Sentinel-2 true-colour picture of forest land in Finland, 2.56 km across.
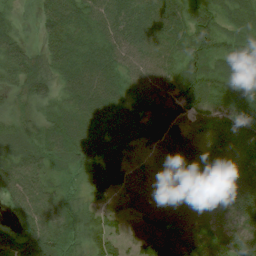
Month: August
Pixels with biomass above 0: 93%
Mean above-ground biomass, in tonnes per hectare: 57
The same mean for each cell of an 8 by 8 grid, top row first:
21 56 63 68 68 65 54 47
49 46 60 64 59 48 66 46
40 59 76 63 51 48 69 60
23 34 69 62 76 72 53 57
48 61 85 79 56 91 66 59
62 39 31 100 44 53 82 63
38 61 38 42 50 58 53 60
73 72 36 42 65 70 56 54
